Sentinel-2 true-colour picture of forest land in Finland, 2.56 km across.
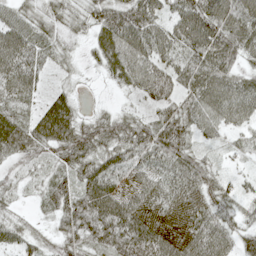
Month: May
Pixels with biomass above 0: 87%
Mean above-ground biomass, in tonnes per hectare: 54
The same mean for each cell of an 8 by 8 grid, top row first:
43 36 29 69 78 55 88 82
79 37 15 69 70 56 83 67
76 17 9 26 68 60 78 53
42 59 29 27 20 60 72 64
67 62 82 67 82 90 22 23
19 23 58 61 41 63 54 18
17 28 80 74 66 62 57 33
37 32 60 71 95 73 73 45
